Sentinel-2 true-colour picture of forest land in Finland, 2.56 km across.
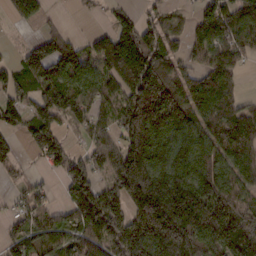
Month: February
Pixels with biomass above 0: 78%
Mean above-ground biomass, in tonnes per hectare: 114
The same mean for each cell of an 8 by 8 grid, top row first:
73 31 6 52 44 27 97 126
19 97 63 176 193 65 92 88
84 117 119 132 215 117 97 42
91 124 89 76 231 136 105 106
32 107 28 85 236 132 109 156
23 20 139 119 248 145 140 110
36 59 142 150 220 218 181 124
72 82 140 153 173 250 153 186
